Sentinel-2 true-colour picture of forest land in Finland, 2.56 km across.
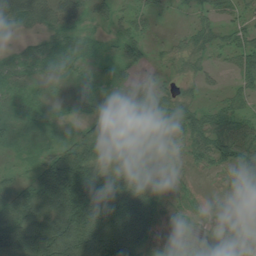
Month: July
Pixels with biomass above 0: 86%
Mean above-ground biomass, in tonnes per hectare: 67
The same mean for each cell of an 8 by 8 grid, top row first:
65 55 39 35 30 9 32 38
21 48 47 22 43 26 46 63
47 18 26 22 15 29 22 49
22 18 17 77 68 64 51 51
21 27 101 186 93 31 90 88
22 142 211 115 95 30 18 65
146 135 212 148 126 35 24 36
156 211 179 170 92 30 18 29
